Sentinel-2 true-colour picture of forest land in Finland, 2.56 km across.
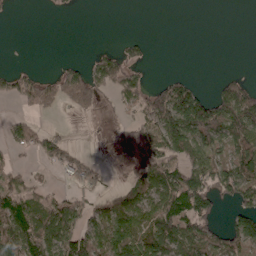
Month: April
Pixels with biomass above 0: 51%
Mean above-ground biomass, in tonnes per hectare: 58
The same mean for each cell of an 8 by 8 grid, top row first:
3 2 1 0 0 0 0 0
0 0 0 17 31 0 0 0
61 48 113 85 34 44 3 31
20 48 54 13 75 151 139 122
50 57 10 31 103 106 90 89
58 6 76 11 125 88 106 123
114 82 78 85 95 100 59 54
108 120 104 116 114 98 94 80
